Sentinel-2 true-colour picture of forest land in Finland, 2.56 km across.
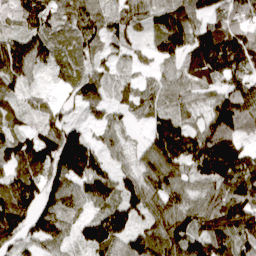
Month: April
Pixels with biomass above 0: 91%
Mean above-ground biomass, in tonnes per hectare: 87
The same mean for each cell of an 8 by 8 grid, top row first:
87 86 83 63 55 106 76 86
116 79 66 44 30 98 168 161
85 15 55 32 32 62 98 90
54 50 33 43 52 71 64 139
88 112 136 45 44 154 141 95
102 103 133 85 77 78 108 149
153 86 59 102 77 80 80 135
61 87 61 107 91 119 130 104
